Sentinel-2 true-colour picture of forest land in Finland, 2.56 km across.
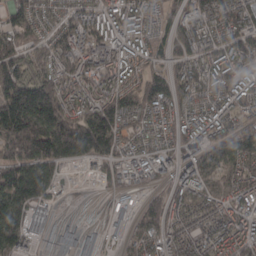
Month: March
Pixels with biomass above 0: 88%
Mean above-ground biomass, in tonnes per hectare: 114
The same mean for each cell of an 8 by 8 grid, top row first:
106 65 80 97 102 77 126 125
158 102 108 107 79 97 109 123
196 153 134 111 116 126 137 114
252 235 140 203 126 85 89 86
232 220 266 174 65 84 126 131
195 127 17 59 66 88 90 104
154 78 9 21 100 87 94 108
146 41 66 17 93 94 84 118
